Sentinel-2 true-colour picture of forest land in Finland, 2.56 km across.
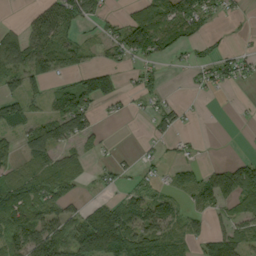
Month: September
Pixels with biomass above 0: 57%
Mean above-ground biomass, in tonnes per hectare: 55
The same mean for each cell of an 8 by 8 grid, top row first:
1 88 87 16 75 75 56 14
112 89 55 47 102 38 25 11
64 69 78 70 32 1 35 29
73 48 139 11 13 33 0 2
31 83 56 5 9 18 1 0
46 69 45 23 23 50 59 122
117 70 31 71 89 46 57 58
50 116 125 134 99 69 62 70
